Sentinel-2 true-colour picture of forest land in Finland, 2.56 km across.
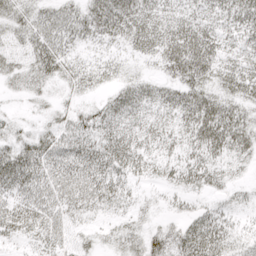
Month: April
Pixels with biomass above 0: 83%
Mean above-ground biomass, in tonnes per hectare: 34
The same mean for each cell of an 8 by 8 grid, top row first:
35 38 37 59 45 34 37 56
20 53 19 19 32 61 56 34
22 26 30 21 22 40 41 46
7 13 25 38 30 36 58 35
36 41 46 47 31 28 52 38
63 50 57 49 22 28 35 9
44 49 35 21 12 16 21 13
17 35 13 17 37 39 53 21
